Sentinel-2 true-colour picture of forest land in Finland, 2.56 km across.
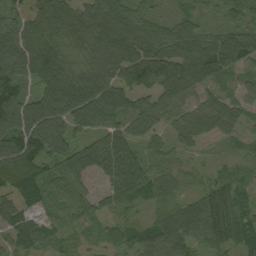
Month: August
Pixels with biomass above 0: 93%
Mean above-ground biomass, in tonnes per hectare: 74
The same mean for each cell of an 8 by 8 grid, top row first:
48 103 91 113 67 46 34 48
125 107 52 99 111 114 88 89
88 112 83 90 89 116 70 32
152 143 123 98 72 53 61 44
111 132 62 93 56 43 23 22
105 62 73 85 94 44 37 30
64 41 69 30 35 62 83 54
52 56 19 38 69 82 59 70
